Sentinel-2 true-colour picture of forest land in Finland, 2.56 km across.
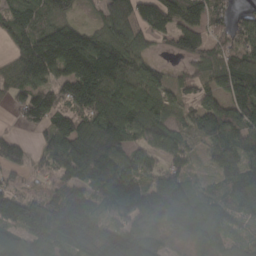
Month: March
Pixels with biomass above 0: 85%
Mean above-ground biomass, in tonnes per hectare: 105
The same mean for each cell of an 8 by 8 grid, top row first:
112 68 30 120 115 125 107 58
101 152 179 160 76 72 87 98
105 93 174 142 121 47 92 149
48 133 126 195 130 62 104 127
58 73 151 148 74 83 52 107
49 63 116 150 76 108 32 110
132 114 134 103 134 158 96 93
79 121 102 134 156 37 98 38
